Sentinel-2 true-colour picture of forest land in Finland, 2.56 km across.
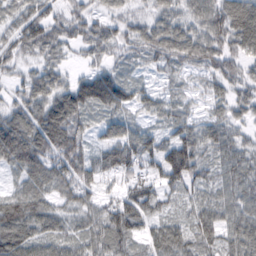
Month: February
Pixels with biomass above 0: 91%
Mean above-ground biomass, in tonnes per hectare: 61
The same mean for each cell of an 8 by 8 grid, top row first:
55 76 63 48 37 53 78 84
70 70 39 58 61 80 74 59
35 74 48 80 21 23 34 47
61 88 76 58 33 36 28 36
131 98 66 60 66 71 60 48
34 82 72 44 57 83 43 65
90 63 59 61 70 27 57 61
93 65 57 82 45 76 53 79
